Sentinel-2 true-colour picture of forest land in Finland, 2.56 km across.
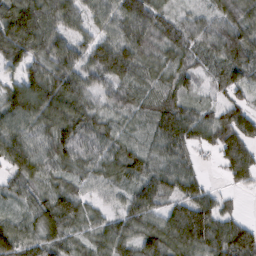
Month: February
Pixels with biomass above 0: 91%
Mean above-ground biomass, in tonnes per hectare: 85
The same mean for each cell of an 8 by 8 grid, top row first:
140 112 75 80 115 43 57 86
126 109 70 108 95 82 85 120
69 118 88 84 77 80 40 80
109 136 99 53 72 107 44 80
102 98 90 73 70 100 55 112
73 72 65 72 94 99 19 75
36 102 83 40 103 68 84 21
107 82 54 99 105 102 113 131
